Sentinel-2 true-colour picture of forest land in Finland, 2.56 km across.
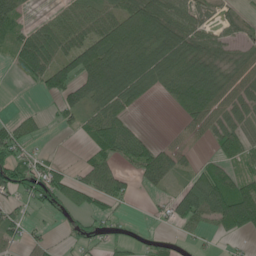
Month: June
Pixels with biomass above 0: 64%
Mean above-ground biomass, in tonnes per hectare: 51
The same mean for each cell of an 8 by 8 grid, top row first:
55 26 70 69 124 77 26 22
49 84 83 109 89 91 64 33
6 76 72 105 75 91 105 57
8 10 56 71 7 27 74 55
60 6 11 86 53 23 20 69
80 61 33 68 47 36 63 43
27 28 41 22 3 56 88 126
31 18 22 21 11 14 9 16
